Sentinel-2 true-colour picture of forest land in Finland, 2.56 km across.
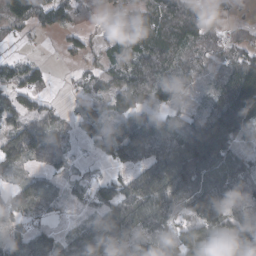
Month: March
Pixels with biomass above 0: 78%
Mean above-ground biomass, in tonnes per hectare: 80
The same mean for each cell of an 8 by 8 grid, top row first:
123 77 48 26 79 115 97 13
14 3 48 50 110 87 50 43
64 37 28 68 116 57 41 139
78 44 50 71 81 60 91 190
119 97 30 93 125 117 209 66
35 49 31 44 84 150 143 115
56 53 28 121 127 94 128 67
64 75 126 132 87 100 106 64
